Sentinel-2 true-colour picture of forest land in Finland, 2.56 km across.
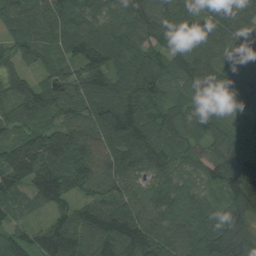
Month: August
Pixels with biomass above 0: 98%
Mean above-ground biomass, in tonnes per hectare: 106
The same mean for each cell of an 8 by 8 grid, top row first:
90 114 119 88 111 120 112 99
64 78 127 145 95 89 100 98
80 57 104 122 157 106 109 87
71 77 101 155 130 87 98 63
109 145 100 126 142 93 86 98
136 140 106 102 67 99 82 141
47 62 80 126 97 105 63 142
86 150 135 135 142 125 142 130
